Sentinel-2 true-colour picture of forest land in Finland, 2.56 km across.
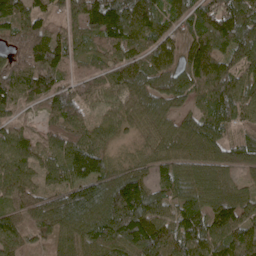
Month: May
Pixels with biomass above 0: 96%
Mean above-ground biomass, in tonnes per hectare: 112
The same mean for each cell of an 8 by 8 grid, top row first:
157 99 109 217 164 87 100 126
123 145 48 114 83 73 142 155
117 124 74 89 126 100 148 108
47 76 108 80 118 91 109 125
109 56 108 72 40 92 135 110
111 58 129 126 87 84 93 65
90 142 185 217 209 79 103 114
91 56 102 165 205 133 116 105
